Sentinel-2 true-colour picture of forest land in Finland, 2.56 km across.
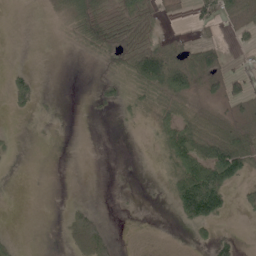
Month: May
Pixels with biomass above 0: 39%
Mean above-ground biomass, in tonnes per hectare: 23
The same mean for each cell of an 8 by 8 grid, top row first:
0 4 49 36 50 8 45 36
0 0 15 51 56 38 50 9
18 0 0 26 85 87 64 30
8 2 0 7 15 28 11 24
4 1 0 0 1 66 54 64
0 0 0 0 0 48 99 46
0 0 11 0 1 35 102 17
4 0 40 14 0 0 14 12
